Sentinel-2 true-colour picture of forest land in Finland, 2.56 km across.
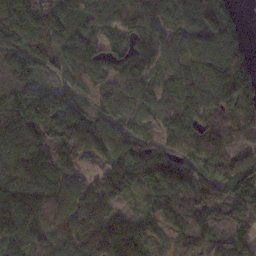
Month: November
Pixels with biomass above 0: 92%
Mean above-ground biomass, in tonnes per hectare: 107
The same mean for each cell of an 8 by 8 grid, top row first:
124 141 100 117 144 100 120 62
127 105 147 87 139 97 117 103
101 52 125 94 88 90 141 164
109 133 119 102 63 93 91 96
129 85 102 101 94 98 96 70
144 122 57 84 122 115 103 108
184 121 122 68 47 113 107 133
140 110 101 172 75 82 63 78
